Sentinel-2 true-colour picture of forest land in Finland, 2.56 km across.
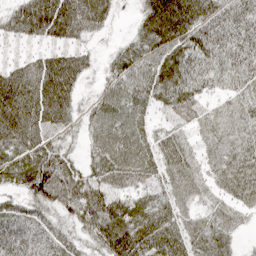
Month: April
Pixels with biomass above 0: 92%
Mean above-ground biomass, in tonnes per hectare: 57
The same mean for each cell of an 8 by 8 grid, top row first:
50 96 73 29 54 94 67 66
14 34 32 20 53 71 67 68
69 94 42 43 57 77 50 53
95 81 35 75 42 47 35 49
64 60 29 83 56 51 41 52
48 103 51 60 50 54 39 64
46 61 64 65 60 47 35 38
77 61 36 76 78 59 63 19
